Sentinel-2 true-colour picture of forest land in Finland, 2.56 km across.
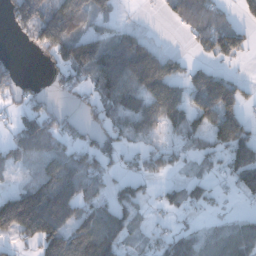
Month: December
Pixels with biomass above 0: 62%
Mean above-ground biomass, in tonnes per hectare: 83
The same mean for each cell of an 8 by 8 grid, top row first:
91 152 141 44 2 55 81 44
9 109 148 136 113 8 71 78
61 19 59 152 193 103 117 42
30 62 31 87 112 112 106 93
63 81 66 64 37 38 68 159
16 95 95 47 64 28 40 53
236 209 109 91 34 52 32 8
61 166 166 150 37 90 75 135
